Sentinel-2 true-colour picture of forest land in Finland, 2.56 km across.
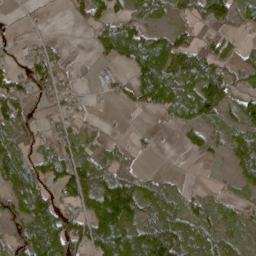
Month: April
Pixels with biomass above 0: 65%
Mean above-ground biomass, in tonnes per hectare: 53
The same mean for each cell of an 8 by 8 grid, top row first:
3 4 28 67 56 33 62 43
22 36 0 95 100 69 57 38
57 82 5 34 79 65 53 37
72 15 17 3 22 47 49 45
68 19 42 11 9 10 50 65
101 64 106 82 35 7 1 35
67 92 54 171 68 46 31 20
73 122 99 118 117 106 53 24
